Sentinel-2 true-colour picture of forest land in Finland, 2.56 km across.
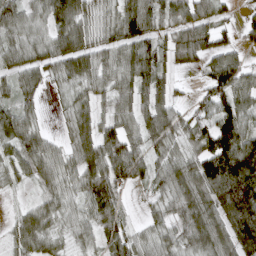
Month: April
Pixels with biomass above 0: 86%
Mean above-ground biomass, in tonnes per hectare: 74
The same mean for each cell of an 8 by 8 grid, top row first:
79 81 91 53 114 65 70 27
70 75 99 72 96 94 90 42
60 52 72 74 91 35 69 90
66 9 61 64 75 50 58 95
68 46 82 106 79 53 103 137
42 58 82 102 60 82 142 167
20 61 46 94 13 68 96 169
60 56 39 68 42 55 94 131
